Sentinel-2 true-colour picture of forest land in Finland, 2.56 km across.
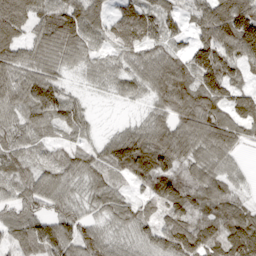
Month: March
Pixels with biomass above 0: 91%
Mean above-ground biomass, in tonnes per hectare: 76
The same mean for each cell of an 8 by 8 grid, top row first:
105 66 97 64 111 56 94 132
80 76 74 55 86 46 116 121
80 86 22 52 78 109 119 56
70 97 51 2 29 79 95 88
68 42 40 73 101 100 88 50
57 68 66 58 99 81 74 29
66 62 48 68 48 91 77 61
56 107 90 58 67 138 110 122
